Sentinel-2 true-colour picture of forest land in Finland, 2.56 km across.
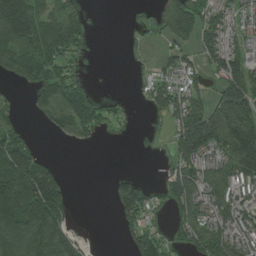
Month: July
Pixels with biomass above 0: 59%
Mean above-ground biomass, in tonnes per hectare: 87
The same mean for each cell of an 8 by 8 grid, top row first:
247 90 58 0 18 142 79 65
139 130 44 0 10 51 77 67
55 106 42 1 18 78 44 144
27 78 139 42 8 124 138 170
111 3 31 4 1 92 158 202
218 148 0 19 12 107 115 140
214 210 2 31 96 76 135 115
209 204 58 0 109 45 135 114
